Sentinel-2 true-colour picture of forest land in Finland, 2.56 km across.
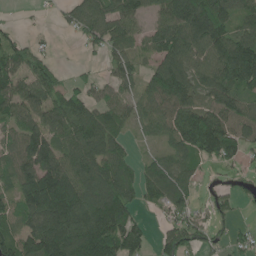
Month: June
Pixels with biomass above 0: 78%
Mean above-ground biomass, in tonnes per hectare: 96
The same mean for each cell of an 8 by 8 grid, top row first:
4 8 86 115 62 133 189 90
84 18 21 71 45 123 129 153
98 91 36 55 65 151 101 145
102 112 96 82 61 124 121 100
74 109 107 86 18 80 165 95
100 182 127 129 71 110 12 17
94 232 182 199 36 89 49 23
82 158 189 186 62 104 54 40
